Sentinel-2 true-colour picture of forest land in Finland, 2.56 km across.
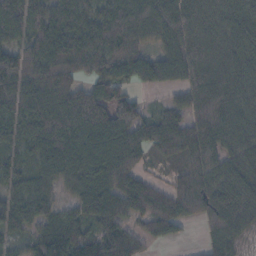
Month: November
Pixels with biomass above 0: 90%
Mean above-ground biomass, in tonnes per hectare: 101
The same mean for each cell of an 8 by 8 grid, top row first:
112 113 105 116 129 120 87 109
91 139 125 146 66 107 93 102
150 142 79 101 81 87 110 106
115 159 191 147 54 63 113 109
75 143 124 135 83 112 126 103
75 104 107 114 43 50 111 89
115 89 76 104 83 90 106 96
42 142 107 111 50 26 41 47
